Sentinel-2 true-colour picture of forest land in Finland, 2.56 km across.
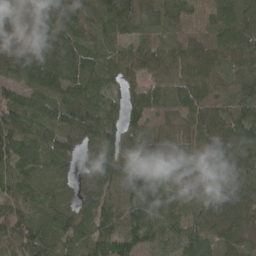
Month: April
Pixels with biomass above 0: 95%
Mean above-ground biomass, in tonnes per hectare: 83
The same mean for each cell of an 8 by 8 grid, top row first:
62 81 97 100 87 61 43 74
84 99 85 68 71 64 71 75
91 124 110 84 91 92 97 94
99 87 107 63 100 61 86 72
89 74 72 84 58 38 112 126
89 84 50 63 106 66 95 100
76 66 58 69 118 72 81 91
127 95 105 90 89 77 60 57
